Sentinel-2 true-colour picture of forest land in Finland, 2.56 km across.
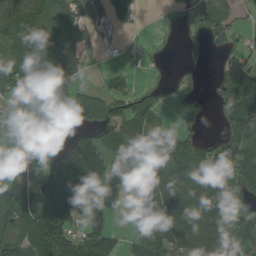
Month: August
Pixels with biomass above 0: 67%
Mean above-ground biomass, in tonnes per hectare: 73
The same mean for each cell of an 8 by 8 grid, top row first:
94 58 71 50 5 11 57 23
47 62 66 5 6 2 28 27
91 99 43 28 4 11 5 121
47 22 108 76 78 13 8 116
53 12 136 54 107 90 38 138
50 48 148 163 128 124 84 69
106 110 141 121 68 146 150 32
113 153 110 87 81 117 145 81
